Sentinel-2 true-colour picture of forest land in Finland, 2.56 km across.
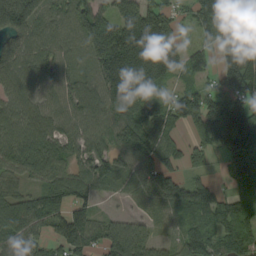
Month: September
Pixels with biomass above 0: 88%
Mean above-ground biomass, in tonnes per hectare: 123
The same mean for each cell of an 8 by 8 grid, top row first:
199 82 121 170 210 68 171 202
108 92 76 292 274 134 88 148
91 86 86 216 217 68 60 174
98 87 97 128 116 116 169 256
103 117 89 106 132 58 97 235
69 96 72 107 109 89 36 112
143 138 103 9 30 111 138 87
117 88 149 179 130 67 127 127
